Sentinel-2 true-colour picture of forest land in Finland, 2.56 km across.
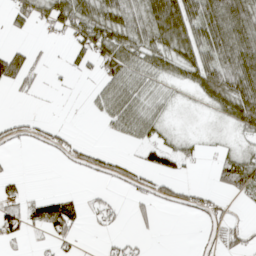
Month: April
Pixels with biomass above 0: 50%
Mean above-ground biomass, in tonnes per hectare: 37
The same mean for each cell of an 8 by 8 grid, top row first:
39 59 74 69 70 123 78 81
25 6 46 87 58 68 72 91
62 7 8 56 38 30 75 95
4 2 1 55 54 11 16 83
20 26 23 4 43 29 8 17
13 0 7 33 36 38 5 69
38 70 15 19 18 34 33 5
24 21 12 12 8 0 18 35
